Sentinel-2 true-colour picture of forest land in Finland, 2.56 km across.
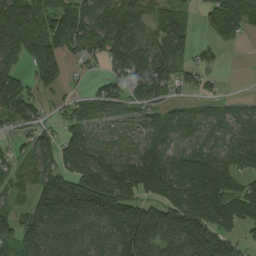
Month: August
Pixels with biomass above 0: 81%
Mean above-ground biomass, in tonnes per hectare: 114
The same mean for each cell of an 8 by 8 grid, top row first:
190 138 157 138 87 66 64 110
110 171 109 140 106 120 30 14
131 105 14 87 127 84 41 0
122 34 79 58 62 49 47 50
37 75 171 47 74 51 47 92
52 94 182 177 248 159 211 116
41 150 199 208 179 233 244 167
135 130 110 133 216 172 225 91
